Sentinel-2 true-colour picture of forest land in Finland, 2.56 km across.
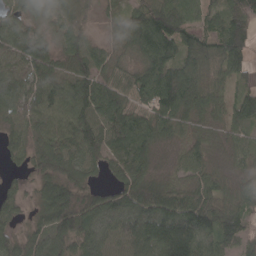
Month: April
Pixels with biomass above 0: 91%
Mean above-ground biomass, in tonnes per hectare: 78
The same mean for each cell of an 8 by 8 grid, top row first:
67 44 40 20 94 98 50 92
86 61 74 37 103 102 87 105
71 93 111 80 86 100 72 43
69 87 99 98 78 92 65 72
48 83 125 89 94 46 62 49
19 77 56 47 66 36 58 54
39 95 124 83 111 115 121 90
50 85 80 71 115 191 87 79
